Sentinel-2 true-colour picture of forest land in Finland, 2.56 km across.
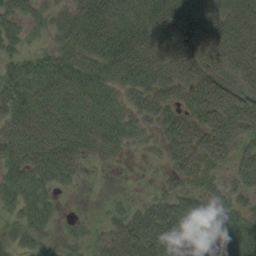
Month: August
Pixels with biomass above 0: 79%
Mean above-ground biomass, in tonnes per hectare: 49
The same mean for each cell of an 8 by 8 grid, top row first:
41 25 60 75 70 75 52 63
29 25 63 88 79 81 58 71
60 72 73 53 63 62 76 60
71 79 64 55 43 52 77 74
79 70 48 44 13 60 63 41
50 44 15 2 2 35 38 32
31 31 1 16 29 46 44 28
24 16 19 36 64 46 52 56
